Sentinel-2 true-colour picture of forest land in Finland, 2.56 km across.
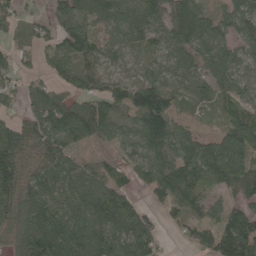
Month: May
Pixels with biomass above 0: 85%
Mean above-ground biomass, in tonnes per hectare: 84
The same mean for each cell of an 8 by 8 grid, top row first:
50 51 108 114 133 157 63 60
28 57 99 51 54 78 83 47
42 53 72 46 58 72 75 37
30 96 118 95 157 57 19 67
99 92 65 55 124 120 76 124
111 82 67 59 73 129 91 94
96 122 115 140 46 77 60 61
70 204 141 113 106 14 63 173
